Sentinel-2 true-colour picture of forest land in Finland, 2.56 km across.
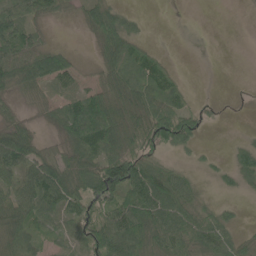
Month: June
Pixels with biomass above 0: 71%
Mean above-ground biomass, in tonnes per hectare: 50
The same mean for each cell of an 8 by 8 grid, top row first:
60 38 22 62 13 1 0 0
74 46 3 54 43 0 2 0
73 67 22 53 89 41 0 0
19 25 113 78 69 77 13 1
104 15 83 70 54 66 5 20
67 100 78 106 104 59 9 55
86 75 65 66 106 83 34 11
63 37 51 100 90 89 75 33
